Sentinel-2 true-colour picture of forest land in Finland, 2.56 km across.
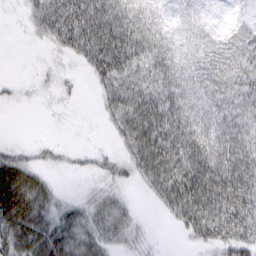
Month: March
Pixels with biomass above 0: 77%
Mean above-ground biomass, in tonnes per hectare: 47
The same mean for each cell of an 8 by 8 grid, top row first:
5 71 100 100 73 37 30 20
0 19 71 106 73 52 54 55
6 12 10 57 48 66 60 49
2 4 2 35 69 68 61 53
13 13 2 12 72 76 75 58
67 19 10 27 45 71 85 71
74 50 34 47 4 63 93 85
72 68 60 38 18 3 46 63
